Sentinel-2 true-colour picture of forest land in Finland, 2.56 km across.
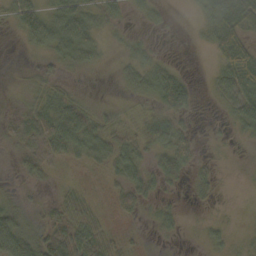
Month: October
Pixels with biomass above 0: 65%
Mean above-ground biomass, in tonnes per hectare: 33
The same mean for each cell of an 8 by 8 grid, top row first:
52 48 60 23 18 1 49 104
3 44 62 8 21 0 19 88
2 30 6 5 46 56 8 83
16 51 54 22 21 57 1 51
25 67 67 63 51 63 5 7
15 24 9 31 39 40 25 1
31 19 43 26 25 14 7 2
72 68 70 36 7 7 19 7
